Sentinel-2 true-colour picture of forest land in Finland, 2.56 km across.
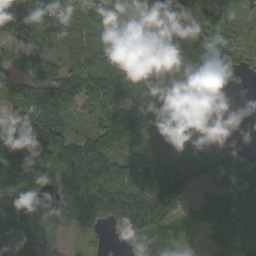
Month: September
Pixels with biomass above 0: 84%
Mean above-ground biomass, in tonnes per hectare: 86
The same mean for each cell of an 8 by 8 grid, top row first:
151 163 62 29 48 64 73 51
53 65 90 54 66 93 180 76
56 78 96 126 93 80 111 60
78 129 56 84 110 83 57 3
155 178 96 103 70 77 65 20
113 103 171 120 99 87 81 166
77 54 139 94 105 62 61 162
53 62 28 18 76 65 31 122
